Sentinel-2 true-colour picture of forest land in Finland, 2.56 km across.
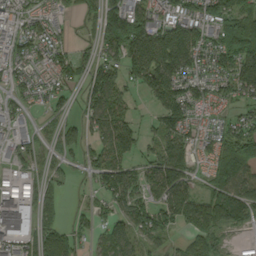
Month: September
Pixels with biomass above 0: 77%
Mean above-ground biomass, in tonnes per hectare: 72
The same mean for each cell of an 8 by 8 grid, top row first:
52 53 45 113 93 83 98 120
71 78 24 91 159 160 82 166
39 43 50 94 85 97 54 105
33 37 45 102 9 98 29 36
51 39 66 96 56 91 50 114
41 49 16 95 55 96 33 105
118 53 22 69 81 101 103 90
82 88 50 85 56 22 66 10
